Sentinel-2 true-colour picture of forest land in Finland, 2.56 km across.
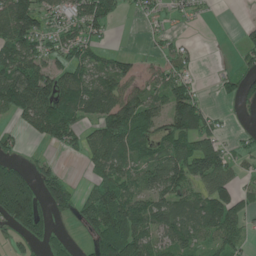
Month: June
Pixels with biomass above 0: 63%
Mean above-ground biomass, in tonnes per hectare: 63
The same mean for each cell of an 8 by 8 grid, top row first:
108 45 68 53 21 16 5 1
93 51 65 14 5 29 0 24
119 93 79 79 36 59 2 42
87 120 88 118 85 127 48 7
24 37 46 87 74 71 64 16
145 43 5 62 62 97 107 28
234 58 49 129 83 83 97 70
28 55 10 148 79 68 47 46
